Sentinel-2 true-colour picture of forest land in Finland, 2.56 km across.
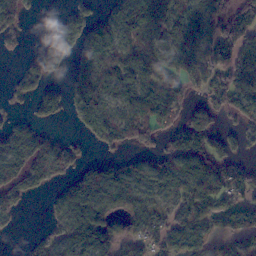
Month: November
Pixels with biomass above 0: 67%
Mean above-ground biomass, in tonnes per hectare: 66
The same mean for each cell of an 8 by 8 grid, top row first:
85 1 42 50 138 80 89 87
13 46 49 80 84 76 70 86
32 49 42 75 77 68 54 94
13 75 64 53 101 52 61 73
90 70 24 49 42 71 94 40
79 73 72 81 60 92 103 76
48 19 87 81 78 63 82 91
4 40 80 78 70 100 61 68
